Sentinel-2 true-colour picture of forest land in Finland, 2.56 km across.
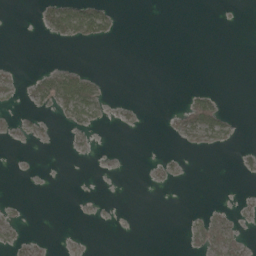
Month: May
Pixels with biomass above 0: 15%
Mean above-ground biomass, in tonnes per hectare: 7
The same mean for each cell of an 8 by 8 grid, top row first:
0 31 60 20 0 0 0 0
0 1 5 0 0 0 0 0
6 31 47 1 0 0 0 0
3 8 37 6 3 13 51 1
2 3 4 0 0 4 21 4
2 0 0 0 2 6 0 2
6 0 0 1 0 0 6 5
7 2 2 0 0 0 37 19
